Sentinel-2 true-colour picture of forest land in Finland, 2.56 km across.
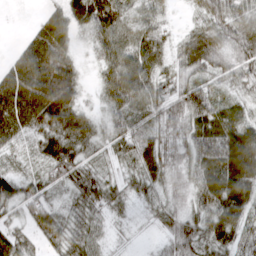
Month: March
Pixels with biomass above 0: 90%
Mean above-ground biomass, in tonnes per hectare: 53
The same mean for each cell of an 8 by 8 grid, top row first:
1 32 52 76 32 6 50 57
16 83 20 68 70 40 86 64
72 93 43 60 70 51 43 42
80 87 50 42 51 55 78 46
34 60 59 46 62 48 96 98
35 45 62 29 59 43 79 100
37 42 40 43 19 41 82 72
46 37 55 20 5 57 53 45
